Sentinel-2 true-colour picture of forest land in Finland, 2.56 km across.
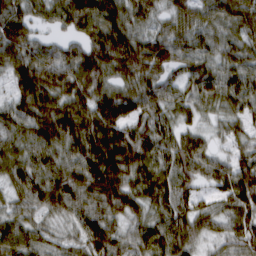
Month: March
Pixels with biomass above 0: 94%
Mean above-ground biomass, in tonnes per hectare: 81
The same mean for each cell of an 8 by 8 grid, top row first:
98 54 109 101 69 57 74 104
102 62 68 130 92 92 73 82
77 110 100 62 79 56 109 93
78 102 93 98 79 61 43 66
71 87 90 119 99 91 49 50
73 93 106 106 93 95 73 103
51 58 77 80 68 88 47 82
81 49 56 78 84 102 45 76
